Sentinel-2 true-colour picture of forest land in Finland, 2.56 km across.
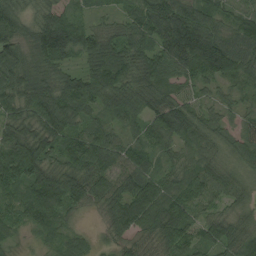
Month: August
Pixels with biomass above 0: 97%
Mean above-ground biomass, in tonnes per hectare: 74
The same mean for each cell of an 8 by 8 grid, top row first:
82 68 40 32 93 104 76 54
79 119 85 90 74 98 123 77
85 66 80 123 77 59 64 55
75 113 81 58 69 95 44 34
115 90 94 72 74 55 60 56
112 89 91 94 75 58 80 39
58 121 46 64 112 97 48 32
21 30 45 31 49 80 66 76
